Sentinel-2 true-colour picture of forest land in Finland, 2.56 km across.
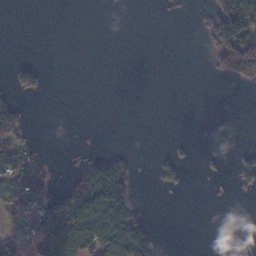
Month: November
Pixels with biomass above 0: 23%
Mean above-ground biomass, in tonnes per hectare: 30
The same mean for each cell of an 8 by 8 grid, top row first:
0 0 0 0 0 2 34 156
0 0 0 0 0 0 28 161
44 11 0 0 0 0 3 48
58 0 0 0 0 0 0 0
72 0 1 0 0 7 0 0
90 35 43 115 1 37 9 38
56 75 104 148 19 0 0 0
40 93 127 132 125 0 0 0
